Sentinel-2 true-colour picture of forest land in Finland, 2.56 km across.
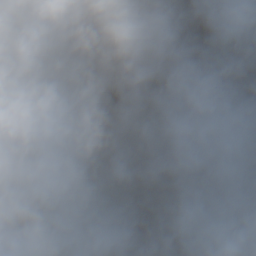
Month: October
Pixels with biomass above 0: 14%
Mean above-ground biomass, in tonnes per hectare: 12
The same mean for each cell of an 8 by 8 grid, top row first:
23 39 25 40 27 1 2 1
38 6 2 75 46 1 0 3
9 0 0 21 0 15 0 4
34 7 0 16 38 31 7 42
17 2 0 11 21 0 1 1
15 0 5 8 33 2 0 0
2 0 1 22 10 13 0 1
43 10 7 0 6 5 0 3
